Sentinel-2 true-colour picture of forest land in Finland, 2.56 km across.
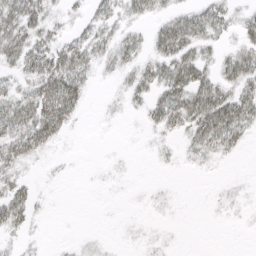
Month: April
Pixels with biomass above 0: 55%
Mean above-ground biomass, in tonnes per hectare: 23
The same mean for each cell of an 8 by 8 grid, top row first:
68 33 17 27 24 30 43 17
59 41 37 32 23 57 23 26
26 61 40 9 34 55 36 43
55 66 19 5 20 50 71 53
53 30 0 1 3 12 48 22
24 3 0 3 0 2 2 2
41 3 0 1 3 3 2 6
12 2 5 2 5 2 0 0
